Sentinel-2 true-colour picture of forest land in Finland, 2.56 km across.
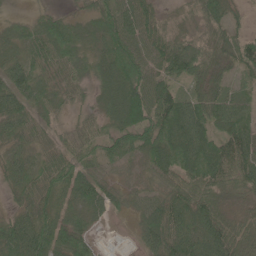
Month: June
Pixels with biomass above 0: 91%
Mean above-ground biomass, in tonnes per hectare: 56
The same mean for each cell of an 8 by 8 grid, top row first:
12 28 32 73 67 18 47 24
36 69 45 70 65 67 48 55
80 44 41 80 74 53 55 28
70 48 24 64 80 84 66 49
34 45 57 68 66 68 61 76
42 67 104 44 33 52 60 57
28 80 61 48 45 67 60 27
70 109 69 1 55 82 79 64
